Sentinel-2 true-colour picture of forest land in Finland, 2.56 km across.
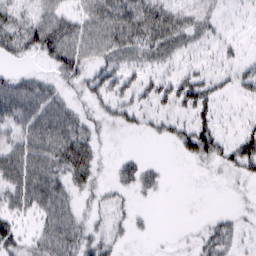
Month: February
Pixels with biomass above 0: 64%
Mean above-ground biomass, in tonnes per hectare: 31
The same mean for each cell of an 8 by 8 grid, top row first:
28 48 39 61 60 44 29 10
34 56 52 49 45 36 27 16
32 22 30 48 35 45 41 36
58 58 21 29 31 37 35 6
40 57 49 5 1 24 56 47
57 55 38 11 32 0 2 19
36 47 20 17 4 0 1 4
35 47 39 21 3 3 25 14
